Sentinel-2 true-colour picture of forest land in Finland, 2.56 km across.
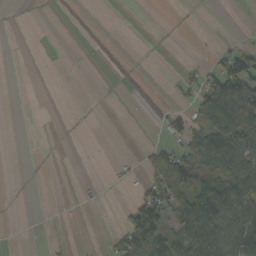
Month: October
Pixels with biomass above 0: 27%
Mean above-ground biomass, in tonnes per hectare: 31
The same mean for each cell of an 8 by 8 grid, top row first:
0 0 0 0 0 0 0 1
0 0 1 0 0 0 3 26
0 0 0 0 0 13 50 152
0 0 0 0 0 22 97 170
0 0 0 0 9 43 88 126
0 0 1 3 31 131 84 92
0 0 3 0 108 82 119 80
0 2 0 24 131 54 111 107
